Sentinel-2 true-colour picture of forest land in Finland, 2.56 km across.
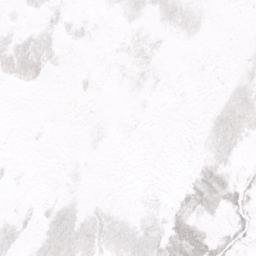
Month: April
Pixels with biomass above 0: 39%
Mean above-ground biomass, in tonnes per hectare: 5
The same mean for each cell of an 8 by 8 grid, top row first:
1 4 2 2 5 9 3 0
11 8 2 1 6 1 1 1
8 3 1 1 4 1 1 5
0 0 1 0 1 0 3 14
0 0 1 1 0 1 6 7
1 1 2 0 1 1 18 6
1 4 5 4 4 8 13 14
6 11 14 12 13 25 19 9
